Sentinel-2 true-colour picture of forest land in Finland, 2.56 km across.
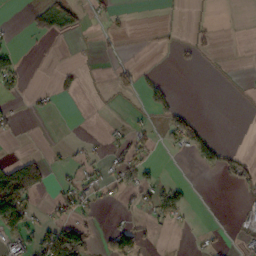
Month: October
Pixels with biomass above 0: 21%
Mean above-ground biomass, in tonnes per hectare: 22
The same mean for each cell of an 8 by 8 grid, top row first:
0 66 26 14 0 2 0 0
16 2 1 5 0 13 10 0
40 2 20 18 20 1 0 1
16 12 0 1 11 35 0 0
1 5 11 22 24 42 36 1
127 32 29 33 36 2 1 33
137 18 37 6 29 58 0 10
58 69 90 69 42 1 9 13
